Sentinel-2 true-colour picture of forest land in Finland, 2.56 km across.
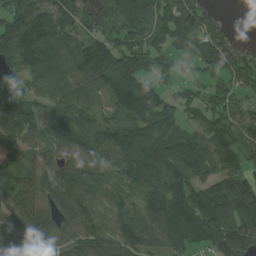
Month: August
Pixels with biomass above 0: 88%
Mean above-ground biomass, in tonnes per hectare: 105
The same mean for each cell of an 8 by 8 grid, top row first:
116 115 100 105 182 136 71 12
160 111 129 133 103 83 120 30
71 108 119 144 69 51 63 104
199 59 89 69 184 84 102 82
114 83 93 87 152 124 101 116
93 75 77 45 73 101 77 107
102 90 118 48 79 129 150 169
161 94 112 114 103 100 105 195
